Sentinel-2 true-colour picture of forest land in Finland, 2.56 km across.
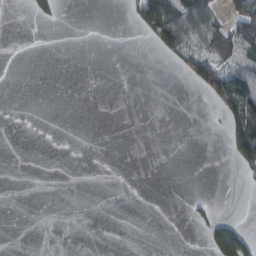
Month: February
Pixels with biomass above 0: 15%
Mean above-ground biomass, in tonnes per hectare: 17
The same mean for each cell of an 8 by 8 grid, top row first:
0 19 0 0 82 104 68 75
0 0 0 0 3 70 60 55
0 0 0 0 0 2 75 83
0 0 0 0 0 0 3 161
0 0 0 0 0 0 0 103
0 0 0 0 0 0 0 13
0 0 0 0 0 0 12 0
0 0 0 0 0 0 24 78
